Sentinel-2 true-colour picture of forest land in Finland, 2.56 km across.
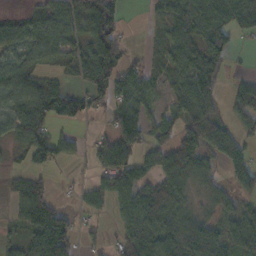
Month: October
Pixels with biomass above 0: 69%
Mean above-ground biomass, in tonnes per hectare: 57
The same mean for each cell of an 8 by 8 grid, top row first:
24 60 82 126 5 39 90 77
50 61 59 139 7 59 84 17
66 32 46 101 53 44 31 17
58 87 62 61 46 40 47 24
43 80 16 75 54 79 93 52
23 31 5 72 44 93 45 53
32 89 26 48 108 80 35 45
34 121 34 22 87 82 97 67
